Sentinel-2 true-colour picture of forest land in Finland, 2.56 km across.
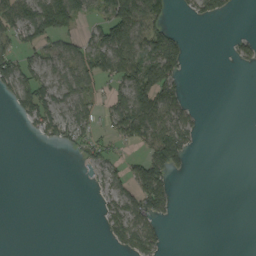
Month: September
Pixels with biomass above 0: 40%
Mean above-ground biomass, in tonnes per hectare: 37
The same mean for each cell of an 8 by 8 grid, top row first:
88 139 60 76 118 12 40 3
52 54 43 109 80 59 0 28
74 43 63 59 109 56 0 0
29 69 52 54 96 57 3 0
0 22 49 36 61 91 0 0
0 0 1 30 95 26 0 0
0 0 0 37 71 14 0 0
0 0 0 28 72 0 0 0
